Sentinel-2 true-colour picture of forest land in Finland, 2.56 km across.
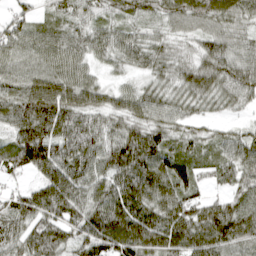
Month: April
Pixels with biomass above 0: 94%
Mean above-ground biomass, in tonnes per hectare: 88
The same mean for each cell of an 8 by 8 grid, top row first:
51 41 61 44 51 67 77 68
82 84 73 77 76 45 63 66
78 91 80 21 36 62 85 92
108 140 101 80 81 63 33 31
113 156 127 105 134 51 46 72
42 118 120 120 147 109 43 84
91 139 108 150 118 109 86 75
90 134 87 131 139 117 134 103
